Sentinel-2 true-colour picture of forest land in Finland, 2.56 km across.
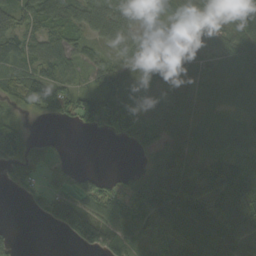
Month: September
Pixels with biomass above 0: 80%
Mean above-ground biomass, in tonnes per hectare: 75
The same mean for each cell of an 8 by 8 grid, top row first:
95 108 93 111 60 44 126 100
66 77 50 69 51 27 33 86
85 88 36 83 80 71 39 32
43 57 102 146 65 56 56 39
116 31 0 10 62 76 79 80
56 46 38 18 88 183 126 135
1 39 72 97 163 143 125 156
24 0 49 72 68 123 128 111
